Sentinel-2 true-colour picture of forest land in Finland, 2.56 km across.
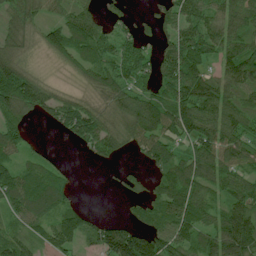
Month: July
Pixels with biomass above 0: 80%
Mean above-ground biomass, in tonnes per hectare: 82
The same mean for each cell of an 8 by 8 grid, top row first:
72 40 77 39 28 88 79 85
71 72 104 77 60 114 96 99
156 33 34 94 65 148 101 118
99 70 95 75 132 130 110 105
81 11 48 63 85 64 113 97
107 67 5 7 41 111 108 79
94 86 49 0 53 111 88 91
76 62 69 134 154 105 90 147
